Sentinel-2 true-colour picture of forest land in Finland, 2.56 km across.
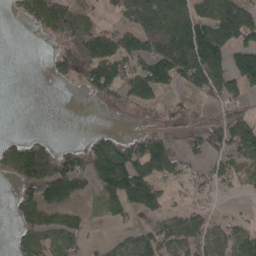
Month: April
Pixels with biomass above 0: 53%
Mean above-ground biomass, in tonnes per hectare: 72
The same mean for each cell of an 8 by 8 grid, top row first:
23 130 87 32 104 126 120 140
0 11 105 109 93 158 191 115
0 10 43 99 151 88 136 104
0 0 0 5 20 18 41 70
54 38 29 104 97 39 94 97
72 175 113 171 138 54 49 69
60 88 24 49 94 33 29 6
39 80 46 18 79 126 69 74
